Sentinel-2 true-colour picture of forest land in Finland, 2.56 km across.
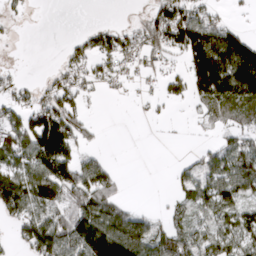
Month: March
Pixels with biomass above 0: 56%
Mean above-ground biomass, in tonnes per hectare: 59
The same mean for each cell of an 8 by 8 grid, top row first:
14 0 0 0 26 95 45 5
3 0 38 66 68 70 153 132
19 20 46 29 16 39 151 154
54 104 49 0 6 3 37 60
106 150 54 0 0 1 14 59
93 107 104 48 0 26 67 110
86 102 111 77 8 34 73 77
32 122 141 171 100 80 66 74
